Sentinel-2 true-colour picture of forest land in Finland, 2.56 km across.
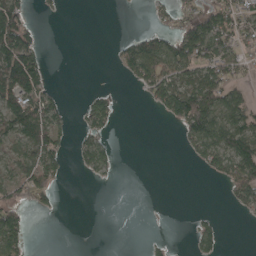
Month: April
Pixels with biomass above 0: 41%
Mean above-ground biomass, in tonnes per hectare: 45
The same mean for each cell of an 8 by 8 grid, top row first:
98 5 0 0 3 53 96 83
132 9 0 15 104 106 106 58
131 37 0 2 98 88 90 47
97 76 20 41 4 115 143 92
52 88 33 21 0 9 107 97
58 78 8 12 0 0 22 101
61 29 0 0 0 0 3 38
91 0 0 0 7 3 41 0
